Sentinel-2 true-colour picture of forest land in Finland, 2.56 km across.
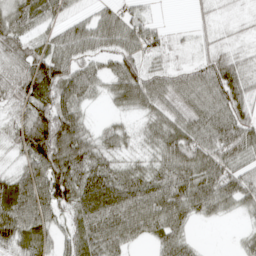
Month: April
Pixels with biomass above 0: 85%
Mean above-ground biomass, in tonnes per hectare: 66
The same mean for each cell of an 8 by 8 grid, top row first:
72 56 33 60 31 0 18 10
54 53 78 73 79 17 29 19
56 113 95 61 110 76 100 81
42 124 52 19 47 69 83 86
54 161 97 39 27 91 89 101
57 132 88 73 57 71 82 68
101 94 85 99 88 83 57 35
71 46 80 84 35 65 1 15
